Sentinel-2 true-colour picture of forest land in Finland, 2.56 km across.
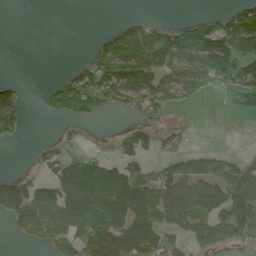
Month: June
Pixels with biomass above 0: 49%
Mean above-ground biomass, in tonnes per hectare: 67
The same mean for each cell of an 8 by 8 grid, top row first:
0 0 0 1 17 2 33 89
0 0 1 97 99 109 92 68
14 11 88 141 125 81 82 96
76 40 91 36 37 20 1 40
11 21 13 18 45 28 2 1
36 58 124 117 43 68 73 101
95 151 201 198 131 104 117 184
10 71 119 173 175 61 102 71
